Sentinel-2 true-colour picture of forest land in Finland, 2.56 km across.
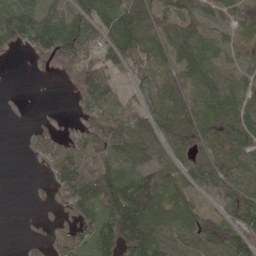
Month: May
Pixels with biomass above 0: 71%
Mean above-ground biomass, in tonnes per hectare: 55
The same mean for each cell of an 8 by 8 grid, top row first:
86 58 88 92 85 71 42 27
30 74 93 87 82 82 56 22
0 3 56 51 39 42 66 26
2 3 25 47 43 74 73 61
0 50 60 89 76 52 43 56
0 26 96 94 80 70 48 35
0 8 74 113 126 79 29 68
1 25 52 90 105 42 49 69
